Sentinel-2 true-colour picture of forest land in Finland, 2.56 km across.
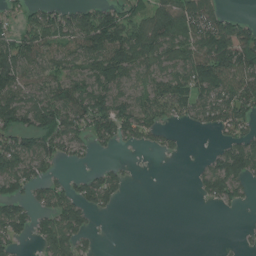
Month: July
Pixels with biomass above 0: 61%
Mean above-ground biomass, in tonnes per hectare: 68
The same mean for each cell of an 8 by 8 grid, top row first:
29 68 81 95 97 114 121 25
98 82 86 143 120 93 119 144
114 77 86 125 66 78 127 97
119 115 111 120 89 52 82 88
83 87 47 45 28 14 3 84
119 49 28 53 1 0 74 113
77 71 83 29 0 0 7 18
51 78 56 1 0 0 0 8
